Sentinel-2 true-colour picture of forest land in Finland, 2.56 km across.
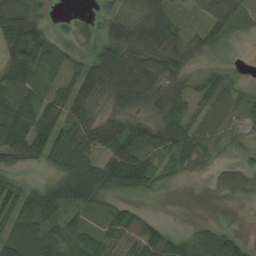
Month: August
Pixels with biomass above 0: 75%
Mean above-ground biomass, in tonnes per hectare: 52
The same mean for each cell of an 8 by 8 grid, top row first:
54 12 6 35 59 43 53 43
82 66 16 95 67 68 31 2
63 42 84 95 93 39 48 12
73 68 59 25 21 65 59 43
76 90 64 60 57 91 63 15
22 19 76 88 74 25 19 28
93 75 47 43 12 0 0 0
84 65 69 60 89 64 74 43
